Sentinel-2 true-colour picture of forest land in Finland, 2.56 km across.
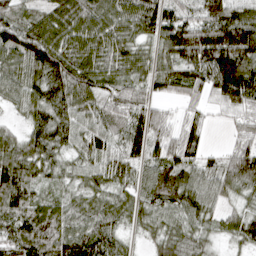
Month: April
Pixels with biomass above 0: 93%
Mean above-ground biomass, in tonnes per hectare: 77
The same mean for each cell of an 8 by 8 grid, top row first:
69 74 102 88 106 80 88 93
105 130 85 80 51 123 161 163
77 94 98 54 64 79 102 170
27 86 72 44 69 23 34 58
59 95 58 54 92 82 33 50
109 52 50 55 56 83 66 114
89 74 54 41 65 75 58 45
87 97 100 58 29 78 49 62
